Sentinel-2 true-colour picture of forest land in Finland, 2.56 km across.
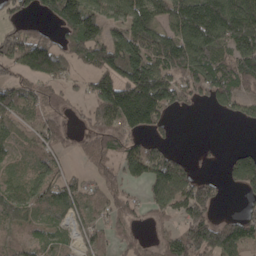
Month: April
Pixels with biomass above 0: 72%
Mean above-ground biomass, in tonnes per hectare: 103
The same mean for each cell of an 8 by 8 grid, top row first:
73 63 210 107 185 163 217 212
178 154 114 166 180 196 177 178
86 127 43 143 230 138 164 149
72 72 28 193 250 51 12 59
39 74 29 94 75 21 4 11
38 103 44 58 111 155 33 135
77 66 71 63 53 100 103 26
43 54 62 53 35 87 157 134
